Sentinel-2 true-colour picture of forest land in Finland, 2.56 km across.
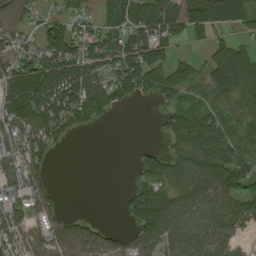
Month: August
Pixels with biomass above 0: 71%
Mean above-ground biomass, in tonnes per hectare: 75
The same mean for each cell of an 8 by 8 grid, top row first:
70 48 52 96 124 127 116 107
65 93 86 98 125 40 43 64
107 133 138 102 113 95 67 124
124 133 128 44 0 63 53 69
84 85 1 0 7 47 87 52
80 40 0 0 63 78 90 110
74 63 0 0 146 93 93 82
64 83 100 52 78 81 86 33
